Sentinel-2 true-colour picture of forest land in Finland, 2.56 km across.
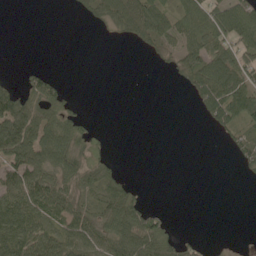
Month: May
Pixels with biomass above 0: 48%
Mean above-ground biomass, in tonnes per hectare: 44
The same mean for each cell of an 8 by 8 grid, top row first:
0 0 13 73 111 80 79 85
0 0 0 0 26 66 90 80
16 40 0 0 0 19 111 90
111 64 23 0 0 0 59 88
121 94 56 7 0 0 0 50
81 72 69 46 0 0 0 7
98 93 57 73 66 1 0 0
94 76 85 84 128 54 7 0
